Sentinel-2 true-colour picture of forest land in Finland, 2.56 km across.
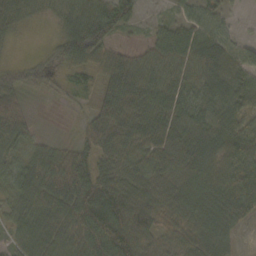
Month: October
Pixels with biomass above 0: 86%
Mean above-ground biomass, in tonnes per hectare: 64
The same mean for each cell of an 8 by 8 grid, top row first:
61 24 70 107 15 30 53 7
5 17 110 49 33 86 97 43
33 29 30 97 78 64 84 64
25 2 15 103 79 61 68 62
48 27 40 95 79 76 90 72
61 92 92 69 75 80 75 76
49 81 104 111 94 74 87 78
39 65 83 121 84 57 98 23
